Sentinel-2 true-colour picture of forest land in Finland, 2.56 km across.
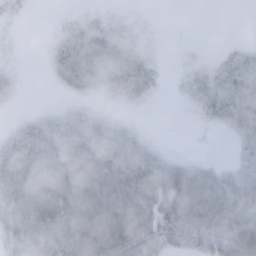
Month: February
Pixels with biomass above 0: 68%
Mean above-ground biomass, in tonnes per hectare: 28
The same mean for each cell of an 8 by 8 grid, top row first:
10 1 9 6 2 0 0 0
4 7 37 32 9 1 1 11
7 3 26 35 29 5 23 37
3 10 16 6 2 1 22 33
29 41 40 44 20 1 1 14
41 54 65 63 57 51 32 25
39 60 64 69 54 49 57 43
27 37 57 76 52 40 46 61
